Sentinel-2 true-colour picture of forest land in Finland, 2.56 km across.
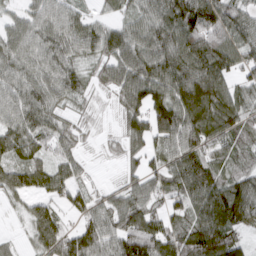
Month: March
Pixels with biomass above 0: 88%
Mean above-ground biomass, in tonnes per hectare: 73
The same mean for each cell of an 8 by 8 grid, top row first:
37 75 47 28 68 111 121 63
78 89 68 85 102 107 118 74
76 76 48 65 125 107 129 50
88 66 22 16 106 127 115 76
76 51 31 15 69 97 85 42
67 62 31 3 65 90 98 57
16 52 47 67 81 44 120 116
13 91 82 79 110 89 125 43
